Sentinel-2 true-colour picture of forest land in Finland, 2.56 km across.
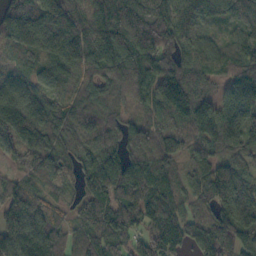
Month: October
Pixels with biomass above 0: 95%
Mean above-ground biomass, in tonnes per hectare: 118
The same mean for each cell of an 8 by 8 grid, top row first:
195 154 108 143 139 99 100 116
142 138 119 149 136 110 70 95
102 86 75 129 144 154 101 152
176 116 92 89 71 138 130 158
127 118 100 99 97 65 100 132
49 88 88 145 133 68 170 135
148 79 78 130 136 85 98 192
163 123 85 126 90 127 108 155
